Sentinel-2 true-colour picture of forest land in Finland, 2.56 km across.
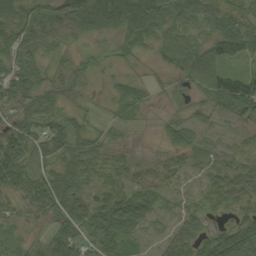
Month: September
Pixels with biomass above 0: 83%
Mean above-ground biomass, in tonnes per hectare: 47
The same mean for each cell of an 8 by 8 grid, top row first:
68 75 91 90 95 56 48 41
59 37 19 22 34 63 64 82
63 38 27 17 21 28 73 90
50 52 23 18 15 19 33 60
90 49 54 23 1 45 29 25
68 57 56 40 23 31 36 55
27 56 46 80 67 24 31 41
24 40 59 61 18 47 58 106
